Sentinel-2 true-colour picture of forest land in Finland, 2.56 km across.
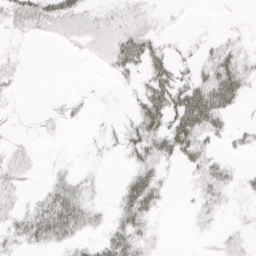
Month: April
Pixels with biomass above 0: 52%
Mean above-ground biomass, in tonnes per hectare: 16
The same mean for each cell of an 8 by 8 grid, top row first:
24 27 18 10 10 2 0 1
3 1 5 21 40 7 10 12
6 0 0 6 21 34 36 40
2 4 5 2 41 51 71 9
6 2 1 7 41 48 19 9
15 6 10 0 34 3 25 9
11 37 35 11 46 0 13 5
18 28 14 30 18 0 2 6
